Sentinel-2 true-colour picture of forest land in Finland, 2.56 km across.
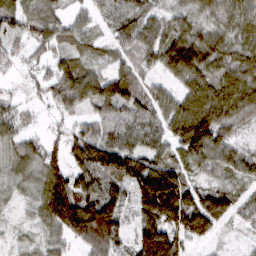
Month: March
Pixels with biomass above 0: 89%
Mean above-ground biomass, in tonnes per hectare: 74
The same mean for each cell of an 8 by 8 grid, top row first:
77 64 31 53 62 51 55 65
35 60 42 29 83 131 108 60
14 53 105 88 41 60 75 75
44 20 59 79 74 97 124 100
64 44 90 99 75 73 116 45
57 84 73 91 155 107 38 57
13 98 135 103 123 189 130 84
12 41 70 104 114 103 57 10
